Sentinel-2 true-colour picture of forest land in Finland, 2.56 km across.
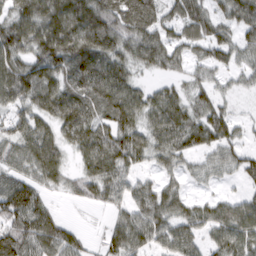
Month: March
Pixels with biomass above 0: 84%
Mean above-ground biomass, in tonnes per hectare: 74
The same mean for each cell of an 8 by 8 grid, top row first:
87 120 123 119 113 79 81 90
98 122 119 91 98 63 76 61
109 84 91 111 24 33 40 31
59 90 107 93 75 82 73 13
77 106 88 118 72 77 75 46
57 71 55 89 33 35 30 43
113 21 13 38 83 74 66 84
131 61 17 15 55 89 53 92
